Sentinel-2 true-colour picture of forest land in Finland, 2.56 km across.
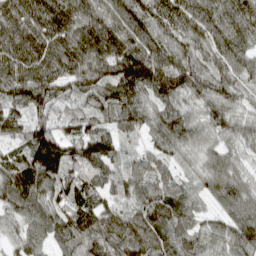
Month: April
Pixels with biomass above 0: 97%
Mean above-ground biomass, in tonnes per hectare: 99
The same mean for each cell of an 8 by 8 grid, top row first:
138 143 114 107 105 120 114 156
120 113 122 115 110 101 89 103
117 96 90 117 141 114 113 79
72 59 83 80 89 91 86 66
82 174 128 92 40 90 68 71
132 127 111 69 90 64 84 71
92 98 136 63 98 81 51 102
63 78 103 102 113 85 62 131
